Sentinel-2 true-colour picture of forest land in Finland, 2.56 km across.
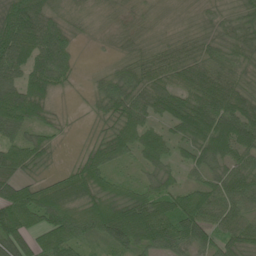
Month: June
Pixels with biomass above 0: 91%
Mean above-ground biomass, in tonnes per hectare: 62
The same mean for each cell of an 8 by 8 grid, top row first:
99 62 28 19 23 20 32 46
109 104 15 16 38 49 50 59
65 87 14 62 64 63 82 50
99 48 6 55 62 71 101 92
62 44 11 69 66 44 87 91
59 23 70 49 36 32 57 69
104 102 77 92 90 81 84 60
91 72 55 76 78 86 61 71
